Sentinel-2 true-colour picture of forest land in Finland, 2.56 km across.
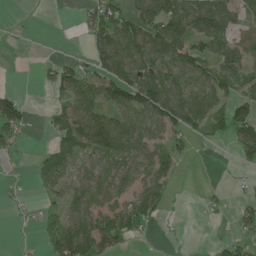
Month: June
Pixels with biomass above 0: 57%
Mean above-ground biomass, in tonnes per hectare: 55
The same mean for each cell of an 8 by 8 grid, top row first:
2 0 19 83 87 107 112 47
0 0 4 134 116 105 74 80
0 37 85 108 98 70 76 57
76 14 97 87 107 104 86 72
32 15 80 123 84 41 18 90
4 56 61 90 70 35 0 8
9 28 68 61 70 4 12 23
4 39 132 83 15 1 2 27
